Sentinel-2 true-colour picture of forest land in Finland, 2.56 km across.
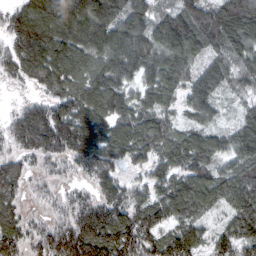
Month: March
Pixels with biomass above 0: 96%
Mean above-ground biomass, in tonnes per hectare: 112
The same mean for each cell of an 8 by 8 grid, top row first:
87 151 163 149 125 111 134 176
97 169 137 170 130 154 104 117
54 116 113 133 101 108 122 73
46 127 131 132 106 62 87 51
82 148 147 142 116 115 107 122
96 55 55 109 66 104 103 120
71 42 98 141 119 112 75 101
110 112 167 164 136 125 76 114
